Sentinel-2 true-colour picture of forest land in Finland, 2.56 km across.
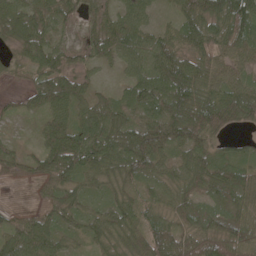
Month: May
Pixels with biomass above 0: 93%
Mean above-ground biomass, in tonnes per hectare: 71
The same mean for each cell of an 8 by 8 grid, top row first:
79 71 54 41 52 54 118 139
45 65 50 70 72 82 98 81
15 84 50 13 75 120 81 60
21 71 64 77 80 111 127 126
18 66 91 84 113 95 68 34
28 64 76 69 89 60 94 95
14 37 62 74 59 65 66 78
69 66 37 76 94 93 80 89
